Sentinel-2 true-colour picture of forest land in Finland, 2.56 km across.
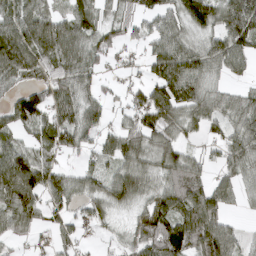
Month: March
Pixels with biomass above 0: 79%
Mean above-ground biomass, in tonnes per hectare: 73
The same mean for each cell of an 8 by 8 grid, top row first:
88 83 101 41 56 70 90 130
131 104 82 62 39 78 68 85
70 67 72 18 47 112 56 28
93 83 85 30 101 88 67 79
63 69 48 61 78 65 35 75
182 86 50 65 70 80 43 57
108 59 35 54 56 101 104 21
34 26 37 25 113 151 137 55
